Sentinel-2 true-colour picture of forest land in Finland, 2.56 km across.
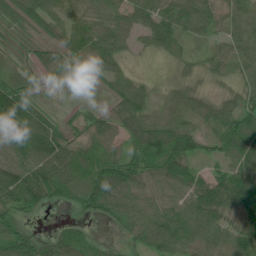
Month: June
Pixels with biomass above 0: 90%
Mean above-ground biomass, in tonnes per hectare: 74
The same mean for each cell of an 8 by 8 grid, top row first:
47 73 59 84 86 88 79 78
19 38 80 95 37 40 36 80
47 20 15 62 27 35 39 43
147 35 18 59 76 79 87 95
100 133 62 68 112 129 53 107
100 121 99 131 92 108 68 101
96 33 55 92 87 82 111 102
111 49 67 20 71 93 88 90
